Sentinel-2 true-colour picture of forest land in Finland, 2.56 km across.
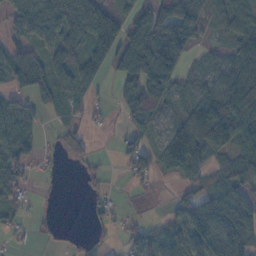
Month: November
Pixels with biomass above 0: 69%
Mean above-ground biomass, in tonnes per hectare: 53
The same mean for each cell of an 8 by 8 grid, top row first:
61 93 113 66 67 153 52 51
40 49 63 101 130 134 17 60
65 75 88 31 110 59 32 84
41 21 18 17 105 20 101 99
77 7 33 8 56 73 71 49
64 13 9 5 55 25 40 56
31 3 0 18 6 37 83 58
10 10 12 11 45 42 76 76
